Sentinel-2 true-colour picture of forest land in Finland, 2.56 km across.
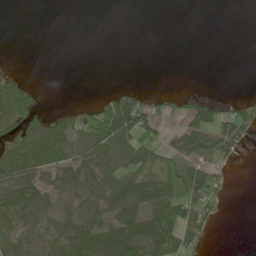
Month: May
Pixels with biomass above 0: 45%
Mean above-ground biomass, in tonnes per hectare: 29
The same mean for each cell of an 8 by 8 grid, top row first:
0 0 0 0 0 0 0 0
0 0 0 0 0 0 0 0
27 0 0 0 0 0 0 0
71 20 33 79 58 15 50 50
59 95 54 59 52 26 51 39
67 40 36 36 37 61 55 0
65 30 25 43 46 62 45 0
39 25 56 76 74 56 18 0
